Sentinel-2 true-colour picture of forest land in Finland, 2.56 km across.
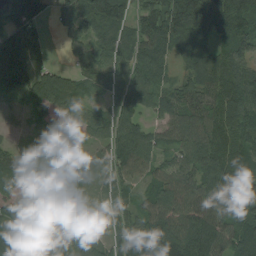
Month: August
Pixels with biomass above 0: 88%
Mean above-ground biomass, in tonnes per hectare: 91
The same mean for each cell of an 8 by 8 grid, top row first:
126 40 95 158 67 179 204 117
131 33 45 80 90 90 77 92
123 85 55 65 89 58 112 114
12 50 36 77 63 91 105 124
14 27 57 78 95 68 125 114
53 59 52 79 65 100 120 128
76 82 27 63 71 136 169 133
99 60 48 77 143 193 189 125
